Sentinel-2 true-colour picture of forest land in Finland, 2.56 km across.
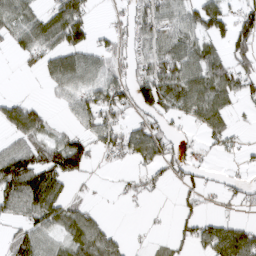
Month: March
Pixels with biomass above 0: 58%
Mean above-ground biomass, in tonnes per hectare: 50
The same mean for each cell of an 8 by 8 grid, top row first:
65 56 77 12 60 56 91 57
39 65 66 41 53 75 55 71
1 36 83 62 67 88 88 62
74 27 61 67 42 46 95 15
45 54 56 56 97 27 19 14
111 98 43 3 30 26 16 12
69 91 38 2 5 18 10 19
46 49 71 54 3 25 70 100
